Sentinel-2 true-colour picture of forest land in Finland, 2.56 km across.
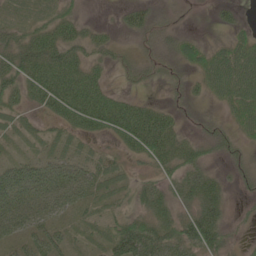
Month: June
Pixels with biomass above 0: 77%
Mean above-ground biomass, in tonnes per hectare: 44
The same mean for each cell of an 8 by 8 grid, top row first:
32 38 27 4 45 10 5 15
64 82 55 32 26 39 34 54
62 85 77 17 20 17 55 86
30 40 98 93 63 29 14 53
11 21 19 27 84 54 33 25
69 72 56 33 25 43 43 21
83 62 31 20 48 44 69 7
32 54 15 55 103 68 67 13
